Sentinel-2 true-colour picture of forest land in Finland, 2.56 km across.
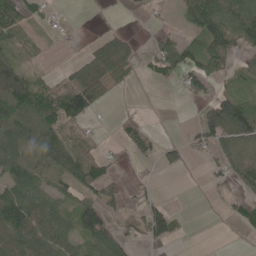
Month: May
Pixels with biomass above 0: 55%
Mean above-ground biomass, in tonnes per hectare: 44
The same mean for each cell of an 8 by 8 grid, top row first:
47 11 0 1 6 19 103 92
21 4 8 57 11 76 78 40
119 21 53 48 12 35 58 26
59 63 94 3 7 0 48 115
75 96 44 10 36 27 47 64
70 43 74 34 6 4 14 39
113 74 74 39 52 14 2 37
91 83 57 71 41 29 0 2
